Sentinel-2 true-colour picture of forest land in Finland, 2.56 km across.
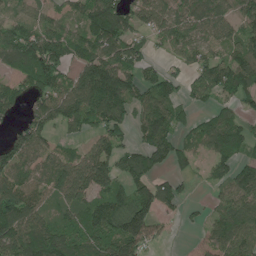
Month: June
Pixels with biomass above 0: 77%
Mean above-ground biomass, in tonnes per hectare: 96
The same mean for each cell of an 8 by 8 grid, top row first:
53 56 84 177 87 103 124 89
145 152 88 119 64 81 88 101
89 115 108 156 79 65 114 153
61 116 145 127 101 84 50 64
106 56 37 92 86 89 80 92
96 92 130 102 98 68 33 89
149 61 98 113 129 49 29 96
150 177 119 147 111 4 52 94
